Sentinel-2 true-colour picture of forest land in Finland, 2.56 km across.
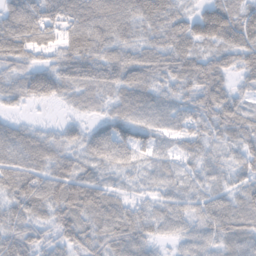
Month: November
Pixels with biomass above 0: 92%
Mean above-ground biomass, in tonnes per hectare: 68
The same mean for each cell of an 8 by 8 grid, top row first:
97 87 96 108 85 71 112 88
104 66 102 85 66 86 60 107
58 96 84 80 75 75 79 34
21 2 28 44 75 66 70 46
80 63 54 101 56 42 47 58
93 88 83 34 36 38 43 40
68 67 96 68 37 53 69 56
77 44 69 80 68 34 64 66
